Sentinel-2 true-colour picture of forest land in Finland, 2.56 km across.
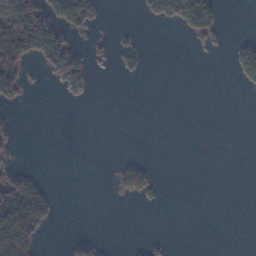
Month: November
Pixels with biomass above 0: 18%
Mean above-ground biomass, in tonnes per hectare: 21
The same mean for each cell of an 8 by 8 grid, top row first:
77 66 102 0 15 72 70 0
103 119 29 16 12 0 12 32
61 13 45 1 8 0 0 25
7 0 0 0 0 0 0 0
9 0 0 0 0 0 0 0
45 4 0 13 49 0 0 0
133 60 0 1 3 0 0 0
94 5 28 1 7 1 0 0
